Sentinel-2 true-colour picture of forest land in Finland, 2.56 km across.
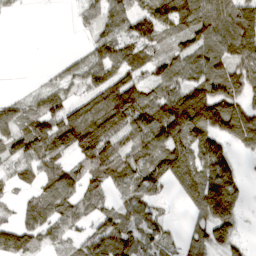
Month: March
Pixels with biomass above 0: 76%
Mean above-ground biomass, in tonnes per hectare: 88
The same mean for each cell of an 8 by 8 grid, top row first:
10 0 29 80 102 155 115 126
0 0 12 113 96 65 108 126
0 20 67 114 78 99 143 111
66 102 106 165 128 177 180 129
98 143 132 102 109 126 128 80
62 81 82 94 109 116 156 68
31 91 90 41 69 7 148 65
104 60 42 100 74 28 96 49
